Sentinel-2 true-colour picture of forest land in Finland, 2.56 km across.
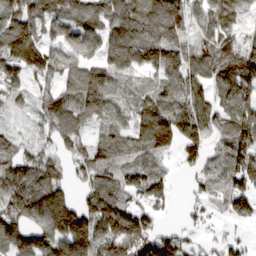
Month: March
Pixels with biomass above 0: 86%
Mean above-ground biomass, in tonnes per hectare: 107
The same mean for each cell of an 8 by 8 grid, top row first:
156 111 125 151 158 127 115 78
182 115 148 131 159 106 95 121
88 67 135 88 45 119 99 161
29 88 119 69 86 111 96 159
58 60 72 76 73 85 87 145
131 119 59 68 93 20 87 139
138 183 118 129 83 15 58 101
155 164 206 136 153 108 34 47
